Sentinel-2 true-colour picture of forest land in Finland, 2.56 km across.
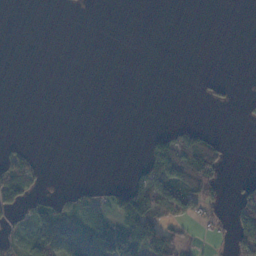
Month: November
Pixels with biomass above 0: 24%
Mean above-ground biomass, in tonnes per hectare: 25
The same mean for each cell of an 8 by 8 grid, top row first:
0 0 0 0 0 0 0 0
0 0 0 0 0 0 0 0
0 0 0 0 0 0 8 1
0 0 0 0 0 0 1 3
8 0 0 0 15 67 58 0
90 6 0 0 42 92 70 7
37 60 40 48 91 67 32 46
36 137 137 116 131 48 11 66
